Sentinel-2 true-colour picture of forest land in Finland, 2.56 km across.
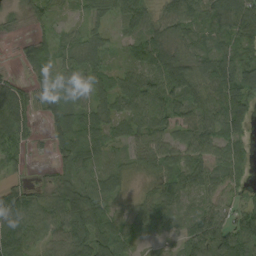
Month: September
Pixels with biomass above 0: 86%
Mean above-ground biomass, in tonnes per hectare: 55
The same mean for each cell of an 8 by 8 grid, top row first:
15 28 19 43 68 75 77 109
10 48 70 25 77 65 52 61
21 48 52 45 67 96 80 110
86 40 61 50 66 60 71 85
49 25 81 42 47 50 62 49
20 10 53 49 28 51 56 36
80 55 110 35 20 36 41 42
90 52 75 78 16 26 87 77
